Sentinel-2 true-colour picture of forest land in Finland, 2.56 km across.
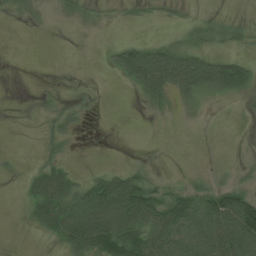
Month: June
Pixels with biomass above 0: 47%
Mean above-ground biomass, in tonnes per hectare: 33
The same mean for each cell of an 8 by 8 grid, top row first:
11 6 19 10 11 12 13 6
0 0 1 22 53 52 33 16
0 0 0 7 91 98 97 71
0 12 15 0 9 13 9 7
0 22 3 0 1 0 0 2
7 42 16 53 36 6 11 11
1 53 95 128 102 65 95 113
0 11 101 97 62 76 94 122
